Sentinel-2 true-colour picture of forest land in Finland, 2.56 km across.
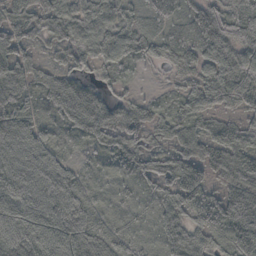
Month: October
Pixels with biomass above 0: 93%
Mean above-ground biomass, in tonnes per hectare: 59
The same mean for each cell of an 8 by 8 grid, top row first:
60 82 67 45 25 24 70 77
90 31 79 72 40 47 79 72
89 39 43 37 5 14 64 71
94 26 102 70 48 41 46 43
124 53 21 43 46 52 66 73
125 113 34 17 50 81 56 73
99 116 52 17 13 53 51 82
89 102 79 48 17 61 39 61
